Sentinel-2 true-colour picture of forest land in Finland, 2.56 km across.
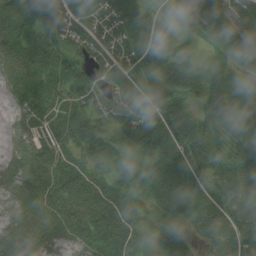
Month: August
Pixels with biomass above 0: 91%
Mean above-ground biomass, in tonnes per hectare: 71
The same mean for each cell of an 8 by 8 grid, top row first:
107 122 71 74 66 17 69 74
95 89 60 68 89 57 21 69
69 71 76 51 74 75 88 58
41 75 64 59 79 98 73 79
29 74 66 51 87 118 99 77
44 85 72 72 82 89 87 80
32 71 83 93 48 73 81 71
82 47 45 77 43 60 58 69
